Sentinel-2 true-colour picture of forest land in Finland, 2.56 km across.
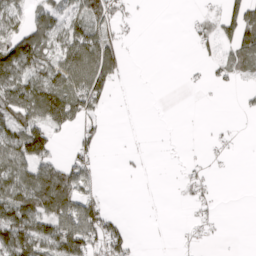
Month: April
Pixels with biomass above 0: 45%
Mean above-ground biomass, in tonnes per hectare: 48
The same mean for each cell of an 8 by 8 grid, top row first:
58 67 73 77 3 0 31 80
123 72 122 83 0 0 25 91
113 100 111 67 0 0 19 28
107 120 82 6 0 0 0 7
86 42 41 1 1 1 15 4
94 102 84 0 6 7 25 0
133 113 96 15 1 2 17 0
153 106 128 90 2 5 15 0
